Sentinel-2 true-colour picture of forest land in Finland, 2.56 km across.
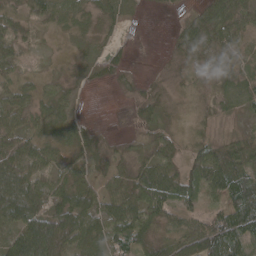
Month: April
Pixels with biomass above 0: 79%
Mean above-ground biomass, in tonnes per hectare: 44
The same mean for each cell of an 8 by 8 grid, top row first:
45 40 32 22 4 7 76 85
39 6 12 10 1 34 82 39
41 18 10 8 6 9 16 28
53 48 10 0 22 10 18 20
67 47 41 13 23 29 45 38
90 46 39 32 67 59 82 76
84 62 77 58 86 55 34 103
81 140 49 67 54 58 105 78
